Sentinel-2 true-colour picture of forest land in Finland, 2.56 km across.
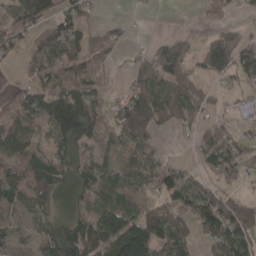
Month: April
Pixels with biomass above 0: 66%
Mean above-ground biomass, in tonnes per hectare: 68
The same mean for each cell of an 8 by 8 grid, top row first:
104 73 64 3 3 0 9 20
55 77 67 37 16 82 103 92
11 68 72 9 66 110 55 58
74 134 133 51 123 62 38 12
110 62 88 40 75 4 59 58
83 81 92 62 60 52 39 34
46 64 65 110 48 62 141 93
27 86 119 140 213 94 58 130
